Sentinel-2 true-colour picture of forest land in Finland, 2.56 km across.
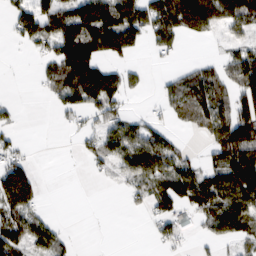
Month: February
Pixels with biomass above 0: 55%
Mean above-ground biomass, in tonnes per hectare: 64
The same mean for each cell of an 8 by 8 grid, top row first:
70 92 136 144 112 133 126 116
8 53 158 116 29 34 2 46
1 48 154 104 23 52 89 107
13 5 61 62 17 50 99 115
31 0 19 71 104 36 45 136
115 0 0 22 85 116 78 137
108 9 0 0 28 66 98 115
89 88 4 0 3 38 28 51
